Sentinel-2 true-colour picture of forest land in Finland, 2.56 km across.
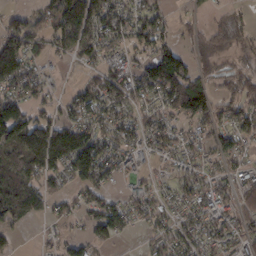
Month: February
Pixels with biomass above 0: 73%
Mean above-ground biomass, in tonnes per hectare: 62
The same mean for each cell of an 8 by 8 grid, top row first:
33 52 156 91 65 24 14 22
105 52 83 47 50 44 47 32
107 33 17 64 96 137 46 72
112 41 80 68 42 68 71 75
114 156 134 64 53 55 60 55
102 72 75 50 32 46 50 49
95 41 39 76 47 41 60 69
20 16 40 37 17 68 59 59
